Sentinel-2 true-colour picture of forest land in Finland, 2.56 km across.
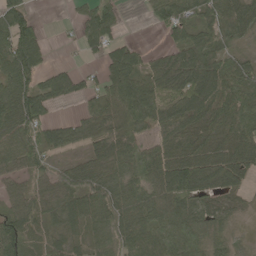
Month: May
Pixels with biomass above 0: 83%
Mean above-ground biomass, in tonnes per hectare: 71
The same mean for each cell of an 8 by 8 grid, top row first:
85 1 37 49 13 80 72 100
103 33 26 60 28 63 70 31
83 60 45 85 92 117 140 81
107 41 37 110 150 128 106 78
69 66 52 87 60 101 71 85
48 54 77 62 64 137 121 79
68 60 66 79 79 65 50 21
106 39 37 62 91 102 71 17
